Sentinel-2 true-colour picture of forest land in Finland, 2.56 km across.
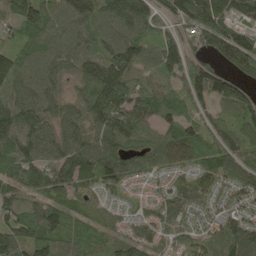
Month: May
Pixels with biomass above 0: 94%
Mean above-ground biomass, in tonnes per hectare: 110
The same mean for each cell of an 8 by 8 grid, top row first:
99 129 166 148 153 123 175 82
90 105 103 142 114 120 115 173
132 105 105 226 94 79 161 110
152 101 97 193 139 107 73 121
137 103 120 141 127 148 112 96
107 137 126 101 60 58 92 103
84 100 59 45 41 75 51 67
126 110 73 62 78 59 96 139
